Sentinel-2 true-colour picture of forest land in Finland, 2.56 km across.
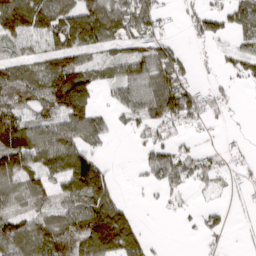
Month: April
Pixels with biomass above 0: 66%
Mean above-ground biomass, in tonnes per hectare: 79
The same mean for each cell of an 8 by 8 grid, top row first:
184 148 155 146 120 16 78 72
46 85 132 59 78 47 17 59
108 140 138 58 120 112 16 26
89 66 137 44 100 141 42 7
141 128 97 16 42 56 24 14
124 93 189 44 27 87 48 21
86 78 122 141 7 23 31 7
123 129 127 183 62 0 24 3
